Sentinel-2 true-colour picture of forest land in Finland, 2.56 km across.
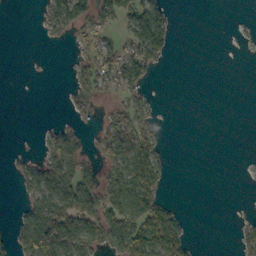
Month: October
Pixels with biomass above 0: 37%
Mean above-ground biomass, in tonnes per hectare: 31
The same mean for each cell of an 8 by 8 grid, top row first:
0 34 68 38 71 10 0 0
0 2 16 29 74 9 0 1
0 0 21 56 34 0 0 0
0 0 19 23 26 0 0 0
0 26 36 70 60 0 0 0
16 67 63 65 105 2 0 1
10 104 89 85 95 18 0 0
44 124 90 72 104 75 0 15
